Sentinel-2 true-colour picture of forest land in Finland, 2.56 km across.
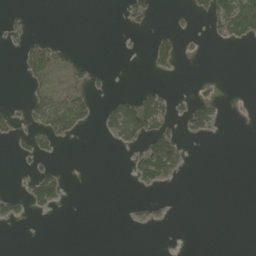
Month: May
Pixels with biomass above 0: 18%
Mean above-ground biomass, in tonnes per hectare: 20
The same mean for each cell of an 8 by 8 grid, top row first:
10 0 0 0 28 7 39 114
13 40 4 0 3 42 4 7
1 54 39 9 2 3 7 0
12 81 63 54 122 24 61 1
23 31 2 14 62 73 2 0
3 52 0 0 62 32 0 0
31 27 0 0 12 1 0 0
0 0 0 0 0 0 0 0
